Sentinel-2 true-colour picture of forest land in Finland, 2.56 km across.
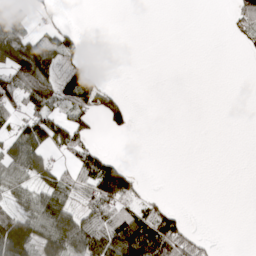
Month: April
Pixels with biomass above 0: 37%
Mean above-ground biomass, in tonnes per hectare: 47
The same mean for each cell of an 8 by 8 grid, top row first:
81 16 0 0 0 0 0 56
167 118 36 0 0 0 0 8
118 131 96 4 0 0 0 0
51 83 65 64 0 0 0 0
94 97 64 3 0 0 0 0
74 76 83 159 7 0 0 0
61 110 66 90 55 24 0 0
171 119 116 147 172 119 20 0
